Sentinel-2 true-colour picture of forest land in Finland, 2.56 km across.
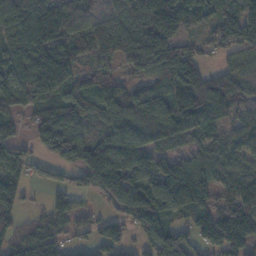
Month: November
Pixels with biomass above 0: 84%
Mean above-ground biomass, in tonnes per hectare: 114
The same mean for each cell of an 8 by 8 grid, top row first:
145 217 189 135 211 159 71 143
102 172 107 174 195 119 39 102
115 183 85 78 79 122 113 76
76 103 109 116 179 147 113 56
74 86 95 169 164 68 81 77
99 30 78 188 155 173 127 87
72 48 47 52 155 126 101 158
71 99 33 105 90 105 121 157
